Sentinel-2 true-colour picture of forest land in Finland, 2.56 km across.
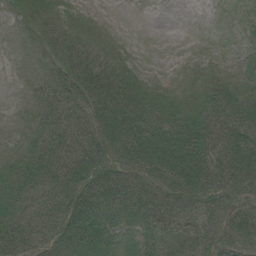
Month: July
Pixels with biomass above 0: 82%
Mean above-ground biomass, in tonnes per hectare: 46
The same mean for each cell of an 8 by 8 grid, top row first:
16 33 14 1 0 0 0 3
6 34 45 24 1 0 1 3
2 33 79 72 21 8 24 22
7 39 54 113 73 39 55 74
16 43 58 97 110 72 73 90
37 44 71 66 84 108 97 100
33 39 81 59 70 67 66 57
47 38 78 40 41 60 51 77
